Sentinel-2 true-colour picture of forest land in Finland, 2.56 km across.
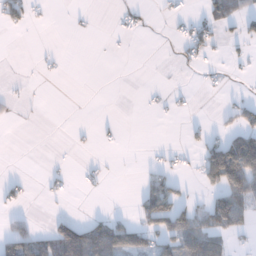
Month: January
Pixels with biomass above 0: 22%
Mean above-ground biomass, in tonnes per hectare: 22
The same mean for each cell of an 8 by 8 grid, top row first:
33 4 3 3 7 10 29 37
0 2 0 1 0 7 22 8
2 3 0 0 0 0 5 2
5 0 0 0 2 4 0 36
0 0 4 3 1 2 29 89
6 9 7 3 11 19 60 116
12 1 0 2 53 74 55 100
80 56 110 112 42 68 77 10
